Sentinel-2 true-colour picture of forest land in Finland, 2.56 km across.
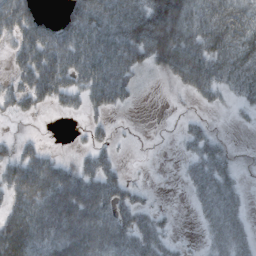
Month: October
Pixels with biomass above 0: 63%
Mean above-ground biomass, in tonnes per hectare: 50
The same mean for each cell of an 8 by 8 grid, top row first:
85 17 78 84 85 115 72 69
39 76 76 79 77 113 74 82
29 69 51 81 6 35 68 70
24 9 20 23 1 3 8 10
22 5 5 18 0 6 47 2
60 86 64 44 1 3 72 18
54 90 110 71 30 3 53 37
106 79 114 85 68 16 26 48
